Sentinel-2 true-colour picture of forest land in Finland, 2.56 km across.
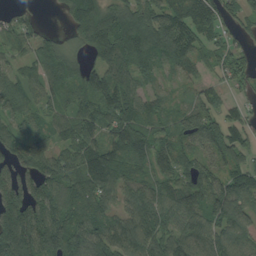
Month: August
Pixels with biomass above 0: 88%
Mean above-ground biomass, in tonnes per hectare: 98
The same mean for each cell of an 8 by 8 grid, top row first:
39 2 132 110 97 133 130 63
55 74 56 164 159 148 73 49
66 89 97 122 67 48 42 61
66 52 94 116 96 76 107 43
82 69 119 92 110 114 117 85
99 123 121 125 75 94 90 104
178 143 110 70 108 105 114 100
187 160 154 114 105 104 100 78
